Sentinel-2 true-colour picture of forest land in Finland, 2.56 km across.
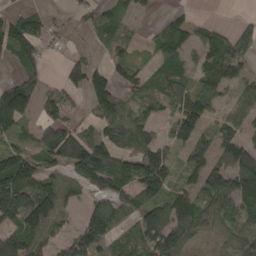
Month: April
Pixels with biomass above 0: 72%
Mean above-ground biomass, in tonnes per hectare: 78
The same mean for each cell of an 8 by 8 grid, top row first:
43 39 47 74 17 36 5 11
101 22 17 56 16 94 84 78
59 26 82 86 59 87 89 61
154 64 26 101 51 74 86 76
47 90 123 93 64 58 60 92
179 97 88 154 124 44 104 168
161 129 40 93 101 100 81 116
112 67 81 65 138 109 32 79
